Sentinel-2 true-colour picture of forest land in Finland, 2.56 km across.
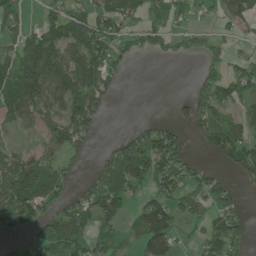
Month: June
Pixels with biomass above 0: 61%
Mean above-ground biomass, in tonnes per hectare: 68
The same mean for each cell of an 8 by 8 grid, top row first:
51 48 74 97 55 58 23 72
74 129 106 77 41 37 34 15
105 116 109 51 0 0 61 100
98 72 114 11 0 24 88 52
33 58 54 27 120 81 66 98
104 83 19 91 97 102 55 49
132 66 75 82 86 80 73 37
23 108 92 58 109 69 96 52
